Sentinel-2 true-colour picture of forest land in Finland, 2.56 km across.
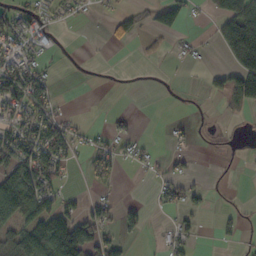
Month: October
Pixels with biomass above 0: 35%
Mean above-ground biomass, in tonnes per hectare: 35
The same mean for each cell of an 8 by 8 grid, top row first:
48 27 13 25 34 68 22 129
39 12 0 7 10 7 6 153
65 39 1 0 0 1 17 104
51 49 3 5 0 0 2 24
88 99 24 27 15 9 4 7
113 74 6 30 6 27 5 3
128 63 26 33 28 31 17 8
73 96 120 39 13 35 0 17
